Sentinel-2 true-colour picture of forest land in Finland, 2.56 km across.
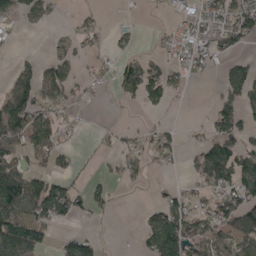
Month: May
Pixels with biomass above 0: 49%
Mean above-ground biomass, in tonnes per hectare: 46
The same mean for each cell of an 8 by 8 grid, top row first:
23 34 13 5 3 24 52 81
5 4 16 16 6 40 45 26
53 60 29 30 121 33 10 56
101 57 15 1 17 6 16 72
70 75 7 15 44 29 66 62
143 64 18 23 24 6 98 77
105 105 51 22 16 65 57 98
144 40 67 1 32 108 70 79
